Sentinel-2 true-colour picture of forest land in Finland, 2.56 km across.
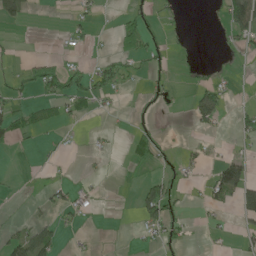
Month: June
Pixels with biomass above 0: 24%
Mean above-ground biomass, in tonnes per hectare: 21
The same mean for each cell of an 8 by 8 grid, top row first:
46 0 19 3 34 11 5 60
5 1 15 13 51 6 0 22
15 66 43 53 16 11 15 7
36 19 26 12 11 4 68 16
23 5 4 5 40 9 9 12
3 7 4 1 13 24 15 72
2 24 25 2 57 31 19 47
42 47 7 1 14 26 7 14
